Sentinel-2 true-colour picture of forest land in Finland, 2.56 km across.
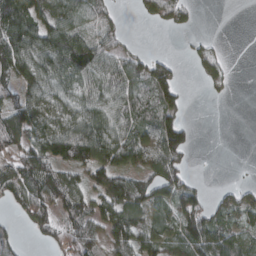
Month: March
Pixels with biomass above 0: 67%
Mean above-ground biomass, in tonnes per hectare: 65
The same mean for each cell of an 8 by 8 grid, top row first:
146 92 69 35 23 43 0 0
119 93 91 55 9 2 30 0
81 77 80 81 93 67 46 0
86 87 88 84 66 73 0 0
75 105 146 99 90 112 0 0
97 106 50 92 61 78 3 2
43 86 71 94 76 71 64 78
46 45 97 92 78 77 120 68
